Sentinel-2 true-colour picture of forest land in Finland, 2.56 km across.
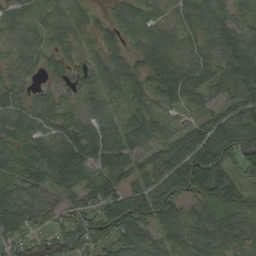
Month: September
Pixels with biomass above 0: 91%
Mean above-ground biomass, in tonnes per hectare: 67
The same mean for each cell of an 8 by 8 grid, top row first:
38 35 42 40 45 38 86 46
45 47 35 45 69 66 71 111
45 31 41 60 63 117 78 119
67 51 42 40 62 37 43 81
60 64 119 90 62 58 104 83
67 102 86 66 65 129 155 58
98 66 53 106 95 63 76 83
55 33 57 74 69 57 68 58
